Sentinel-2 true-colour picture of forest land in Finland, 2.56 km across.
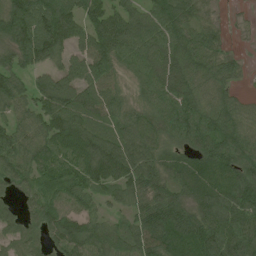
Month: June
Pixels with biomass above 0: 90%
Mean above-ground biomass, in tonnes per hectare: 83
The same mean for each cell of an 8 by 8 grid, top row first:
135 124 97 95 82 107 41 6
103 132 77 126 101 109 79 7
70 76 87 51 76 105 79 29
63 100 89 67 62 101 85 57
90 97 121 98 90 58 82 92
84 77 87 94 103 64 74 89
36 87 69 34 74 93 92 101
59 56 103 80 88 93 95 100
